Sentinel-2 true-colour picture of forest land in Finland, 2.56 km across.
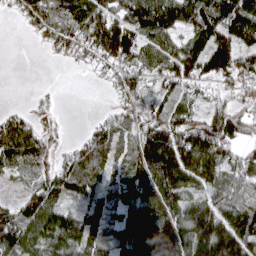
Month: April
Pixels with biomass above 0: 79%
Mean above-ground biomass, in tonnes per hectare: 95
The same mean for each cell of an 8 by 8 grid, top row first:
36 117 88 100 167 157 150 161
0 34 83 166 101 83 138 113
0 0 1 59 74 100 80 97
25 23 0 30 56 85 64 58
117 56 46 93 136 161 162 69
36 76 123 48 147 186 125 79
68 123 57 58 160 146 115 104
136 106 117 68 190 168 207 158
